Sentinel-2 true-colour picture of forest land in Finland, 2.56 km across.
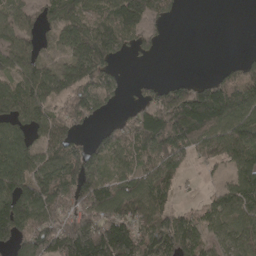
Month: April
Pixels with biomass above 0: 71%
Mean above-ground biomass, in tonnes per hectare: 101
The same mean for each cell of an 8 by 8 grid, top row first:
74 62 103 137 146 24 0 0
108 25 141 115 40 0 0 1
85 119 114 57 18 36 70 106
91 79 107 26 119 225 217 141
106 111 70 78 128 169 113 139
124 119 162 72 99 75 13 106
142 133 138 140 122 58 62 102
121 193 264 249 155 171 76 96
